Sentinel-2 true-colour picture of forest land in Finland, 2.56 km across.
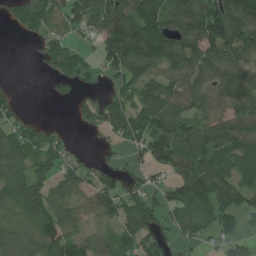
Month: July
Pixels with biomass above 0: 73%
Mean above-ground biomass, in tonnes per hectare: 96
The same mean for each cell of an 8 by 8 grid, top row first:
74 102 96 135 183 126 164 174
0 76 46 151 171 134 137 114
6 26 63 73 124 111 97 130
55 0 38 118 153 140 93 107
106 97 10 36 111 178 145 104
92 83 87 87 47 104 147 94
78 114 70 90 131 87 108 101
104 119 77 76 103 56 40 65
